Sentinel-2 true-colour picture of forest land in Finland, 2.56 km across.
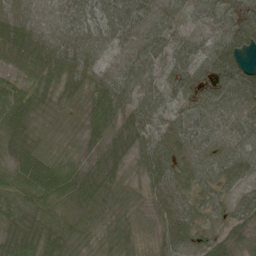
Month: May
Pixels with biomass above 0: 96%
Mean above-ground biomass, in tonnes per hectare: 52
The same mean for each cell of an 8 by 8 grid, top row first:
61 55 57 69 76 48 41 65
69 66 60 48 67 54 37 89
31 48 47 57 56 51 60 78
56 29 28 61 58 37 58 65
47 18 27 43 46 53 61 54
52 99 63 50 40 56 48 46
40 53 61 43 25 56 45 59
63 66 41 55 21 54 37 29
